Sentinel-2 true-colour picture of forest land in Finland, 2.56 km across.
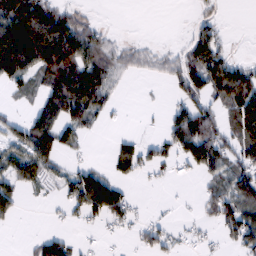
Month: February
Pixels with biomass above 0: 51%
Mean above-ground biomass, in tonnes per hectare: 47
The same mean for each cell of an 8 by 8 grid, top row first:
89 111 29 0 0 0 20 0
122 180 122 41 20 16 79 1
59 78 132 59 7 42 91 85
10 76 88 19 3 42 68 73
50 87 28 21 30 72 120 68
39 28 50 36 18 11 43 75
32 4 49 88 3 3 37 93
0 58 9 4 30 16 9 61
